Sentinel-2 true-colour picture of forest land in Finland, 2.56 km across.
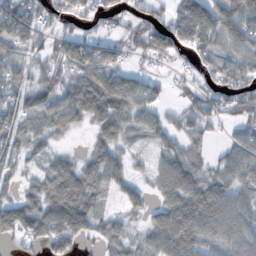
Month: October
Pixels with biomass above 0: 76%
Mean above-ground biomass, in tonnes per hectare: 52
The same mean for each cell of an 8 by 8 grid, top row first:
82 37 43 25 44 61 76 83
46 43 79 42 65 66 60 60
42 43 76 82 37 15 32 70
54 60 65 87 44 27 46 54
43 27 3 52 16 43 26 47
28 57 69 52 15 89 52 54
65 74 77 13 28 76 79 57
36 81 48 44 37 101 58 60
